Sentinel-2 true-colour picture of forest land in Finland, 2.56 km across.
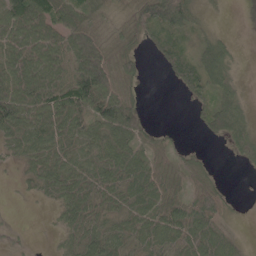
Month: May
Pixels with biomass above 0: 75%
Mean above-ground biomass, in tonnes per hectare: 48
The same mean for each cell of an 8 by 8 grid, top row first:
80 82 62 15 64 106 12 0
72 79 105 30 18 49 48 6
86 78 117 72 16 37 61 15
89 83 78 107 30 0 48 46
44 66 52 65 47 19 8 46
9 61 57 60 75 28 19 1
1 10 58 35 67 71 72 3
5 2 46 63 52 64 66 17
